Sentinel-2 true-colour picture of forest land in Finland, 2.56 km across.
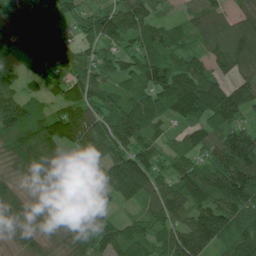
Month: June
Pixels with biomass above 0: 93%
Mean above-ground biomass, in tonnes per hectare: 112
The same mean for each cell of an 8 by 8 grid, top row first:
109 97 83 115 116 35 111 106
90 141 77 77 88 77 78 142
49 96 123 89 117 119 116 93
137 84 135 119 136 107 138 133
133 168 121 139 103 57 100 180
83 151 101 137 158 106 140 175
107 64 136 60 71 120 134 171
77 71 118 97 101 144 147 172
